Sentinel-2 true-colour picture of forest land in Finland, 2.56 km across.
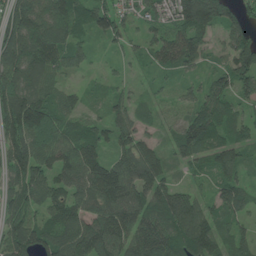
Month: June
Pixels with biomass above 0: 91%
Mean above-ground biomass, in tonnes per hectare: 100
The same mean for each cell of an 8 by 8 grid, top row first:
156 163 106 119 72 128 209 85
181 163 71 36 50 120 59 144
142 85 18 26 23 38 64 110
188 145 53 62 36 18 114 57
121 138 112 61 72 69 107 78
116 86 118 161 130 33 64 70
122 88 91 126 111 134 78 78
145 123 134 130 127 136 154 73
